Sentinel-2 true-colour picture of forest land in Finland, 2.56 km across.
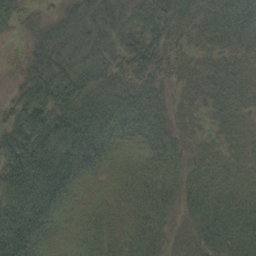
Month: September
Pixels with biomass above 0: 94%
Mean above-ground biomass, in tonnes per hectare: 42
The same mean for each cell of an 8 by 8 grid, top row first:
44 26 45 50 51 50 47 52
5 48 50 42 63 32 35 34
18 65 59 52 48 23 35 30
44 74 66 53 46 28 25 26
61 63 58 36 29 31 20 20
70 78 41 18 42 33 37 23
73 62 20 23 39 26 49 48
76 31 27 27 46 26 46 54
